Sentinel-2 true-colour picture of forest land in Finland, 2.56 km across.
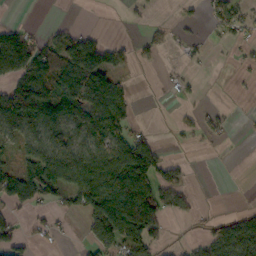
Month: October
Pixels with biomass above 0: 47%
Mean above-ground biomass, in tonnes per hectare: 53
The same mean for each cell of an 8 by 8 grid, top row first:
0 0 0 0 11 8 35 51
119 82 112 47 33 16 15 19
86 102 115 75 0 20 1 7
129 111 106 106 0 11 22 5
56 91 62 87 46 6 13 1
80 99 95 124 127 47 0 0
37 31 66 185 170 53 4 4
67 22 11 115 103 4 50 79
